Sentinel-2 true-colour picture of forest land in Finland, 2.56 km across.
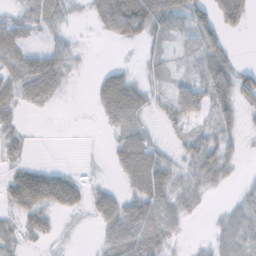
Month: November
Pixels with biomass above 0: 64%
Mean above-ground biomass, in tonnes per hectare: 29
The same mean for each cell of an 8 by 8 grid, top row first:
18 41 5 76 89 37 45 58
42 30 7 3 18 9 45 4
43 59 4 46 18 17 57 52
23 8 0 40 28 44 39 32
18 0 0 13 36 15 44 15
35 54 11 7 58 29 45 7
31 43 23 45 50 34 7 21
23 15 1 32 46 12 11 36
